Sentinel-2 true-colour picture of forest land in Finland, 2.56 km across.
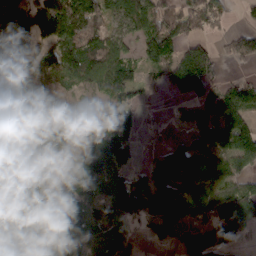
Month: March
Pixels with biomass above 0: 77%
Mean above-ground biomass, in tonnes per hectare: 95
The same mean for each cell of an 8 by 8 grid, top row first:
132 134 188 73 110 111 117 15
168 116 166 98 70 92 68 64
66 62 84 129 47 114 112 18
81 75 38 75 36 10 50 122
83 123 85 153 34 65 114 138
66 69 128 124 79 169 100 76
140 123 115 110 112 136 98 101
81 117 109 120 45 93 83 36
